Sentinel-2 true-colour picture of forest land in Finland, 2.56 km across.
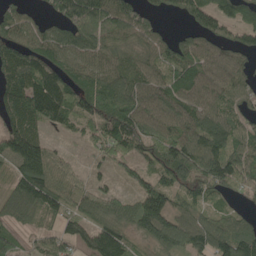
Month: May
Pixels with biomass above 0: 84%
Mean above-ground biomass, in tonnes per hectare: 94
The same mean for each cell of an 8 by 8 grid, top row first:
62 50 169 129 70 34 96 76
111 75 93 78 69 92 93 77
106 138 92 114 94 104 109 74
106 139 96 148 110 86 104 65
146 60 25 88 107 127 132 89
83 121 46 36 54 118 153 127
86 57 95 85 146 73 61 31
53 53 77 162 59 129 130 141
